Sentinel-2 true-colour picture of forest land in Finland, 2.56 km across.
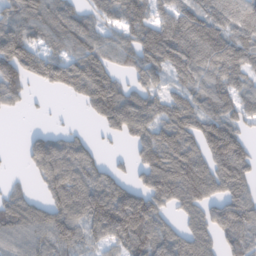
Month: February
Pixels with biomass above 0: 77%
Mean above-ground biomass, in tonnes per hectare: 81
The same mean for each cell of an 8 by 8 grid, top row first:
87 96 61 65 91 95 89 86
138 64 81 69 120 117 112 93
128 77 109 86 67 52 76 67
22 6 12 121 99 96 80 72
2 98 54 10 91 113 62 48
8 88 90 59 71 128 105 73
91 79 101 160 142 57 65 101
72 91 69 80 114 80 69 85
